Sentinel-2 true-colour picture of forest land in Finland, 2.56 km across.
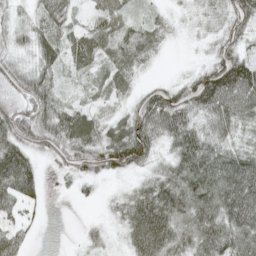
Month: May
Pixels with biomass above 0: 85%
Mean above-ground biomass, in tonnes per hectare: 55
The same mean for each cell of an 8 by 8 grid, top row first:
24 43 14 55 19 11 30 71
32 45 58 48 45 4 22 51
64 45 16 42 11 25 100 125
74 71 47 26 90 97 65 82
71 75 88 85 84 63 67 43
117 9 42 35 27 76 100 108
43 9 2 17 100 92 87 104
49 0 11 11 105 72 86 77
